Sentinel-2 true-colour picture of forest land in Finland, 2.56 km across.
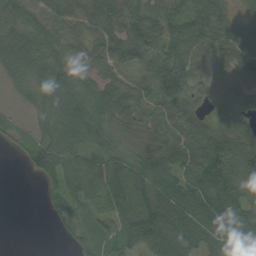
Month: August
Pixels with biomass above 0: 87%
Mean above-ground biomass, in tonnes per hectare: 63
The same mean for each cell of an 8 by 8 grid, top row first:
84 69 67 76 69 48 62 31
83 78 66 82 82 76 61 62
45 85 64 64 70 96 31 51
15 71 82 83 57 74 37 47
28 73 59 51 52 67 89 83
0 53 75 78 88 74 103 85
0 14 34 51 106 95 94 82
0 0 38 45 90 98 68 83
